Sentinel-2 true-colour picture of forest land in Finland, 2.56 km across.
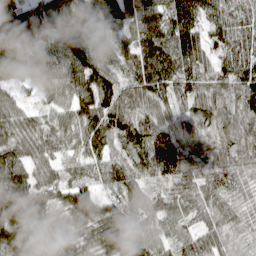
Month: April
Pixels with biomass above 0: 98%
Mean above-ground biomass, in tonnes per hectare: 88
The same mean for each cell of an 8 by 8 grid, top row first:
129 96 111 76 114 108 63 49
160 67 84 84 129 120 71 71
72 68 112 85 150 121 64 112
63 44 90 116 92 64 88 94
73 59 67 73 115 107 74 113
105 60 52 82 77 99 84 69
112 90 122 64 100 92 81 57
112 66 80 110 86 65 73 48
